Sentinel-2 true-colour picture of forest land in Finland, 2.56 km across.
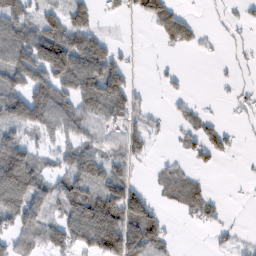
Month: February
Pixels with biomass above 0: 55%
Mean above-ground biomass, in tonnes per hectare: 57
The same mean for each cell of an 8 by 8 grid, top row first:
86 50 57 22 53 61 6 15
120 155 103 35 2 35 10 19
93 129 117 114 1 15 1 15
109 123 71 88 27 18 14 17
82 26 64 43 43 11 51 12
171 55 96 74 3 42 9 3
112 55 114 125 92 24 45 2
58 64 90 148 124 11 5 10
